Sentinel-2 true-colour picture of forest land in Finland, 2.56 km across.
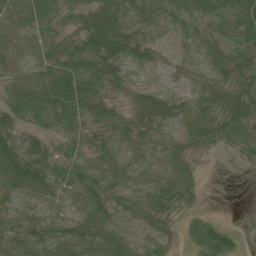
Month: July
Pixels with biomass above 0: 86%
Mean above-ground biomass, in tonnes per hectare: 46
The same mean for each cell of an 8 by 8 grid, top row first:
61 38 52 75 57 51 49 58
47 42 69 95 48 19 45 56
39 58 86 48 14 19 37 61
58 62 60 34 59 49 55 75
65 30 23 39 34 29 37 42
94 61 52 49 28 50 2 1
31 33 47 54 42 45 7 1
39 55 85 56 16 14 78 21
